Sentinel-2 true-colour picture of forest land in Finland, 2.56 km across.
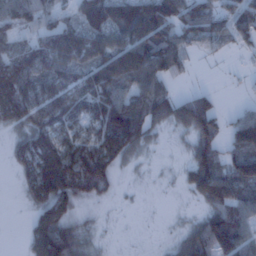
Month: January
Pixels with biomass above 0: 74%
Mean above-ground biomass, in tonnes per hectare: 79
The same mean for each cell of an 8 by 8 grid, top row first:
82 74 104 137 133 99 98 88
60 112 117 120 155 102 46 34
174 111 86 132 100 38 1 6
121 102 84 141 101 60 116 33
48 114 96 151 57 9 76 88
33 165 156 80 4 11 134 59
1 113 27 5 2 3 65 95
1 150 61 4 1 26 136 110
